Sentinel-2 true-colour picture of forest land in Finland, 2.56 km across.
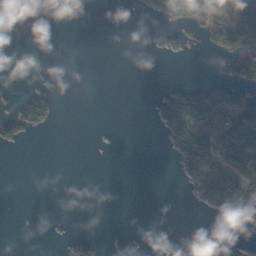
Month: November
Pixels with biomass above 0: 21%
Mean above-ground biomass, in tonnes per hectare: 18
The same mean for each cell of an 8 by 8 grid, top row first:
22 0 0 4 7 61 70 85
0 0 0 0 1 22 12 60
0 1 0 0 0 4 9 30
33 39 0 0 2 80 91 78
28 0 0 1 0 48 78 84
0 0 0 0 0 9 74 55
0 0 0 0 0 0 18 39
0 1 13 13 6 0 0 1
